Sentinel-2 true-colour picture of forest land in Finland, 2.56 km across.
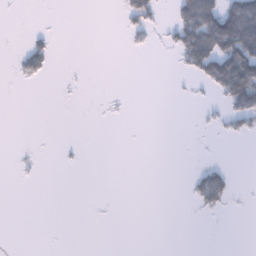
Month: January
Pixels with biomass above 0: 15%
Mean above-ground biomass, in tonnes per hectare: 19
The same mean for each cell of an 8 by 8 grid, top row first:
1 1 0 0 59 43 142 166
5 33 0 0 12 46 149 157
9 10 2 0 0 2 63 155
0 0 0 3 0 0 7 63
1 0 3 0 0 0 1 3
2 0 0 0 0 0 57 2
0 0 0 1 0 0 29 2
0 0 0 0 0 0 0 0
